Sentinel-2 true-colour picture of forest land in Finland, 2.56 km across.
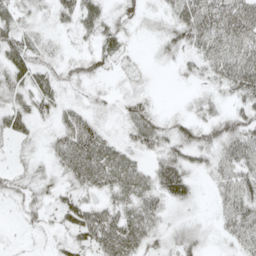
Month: May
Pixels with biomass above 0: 78%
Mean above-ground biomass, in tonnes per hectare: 33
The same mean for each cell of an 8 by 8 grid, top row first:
30 18 42 23 22 39 68 84
44 24 13 31 4 31 49 64
38 29 28 12 9 8 28 70
40 26 28 15 34 9 26 40
17 19 63 33 40 48 47 59
24 23 48 56 37 54 23 47
11 23 41 35 45 22 6 51
4 10 30 54 44 32 15 39
